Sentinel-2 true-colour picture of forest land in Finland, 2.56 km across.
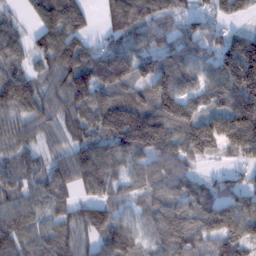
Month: February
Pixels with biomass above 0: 91%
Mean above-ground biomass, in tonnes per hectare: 104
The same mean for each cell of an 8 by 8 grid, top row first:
33 132 100 93 108 73 71 46
72 122 104 78 91 101 93 162
120 70 157 131 96 133 105 200
110 94 116 187 148 179 106 183
83 59 100 133 183 123 149 142
88 91 107 98 60 102 33 43
80 64 69 77 57 109 110 89
109 94 73 117 51 133 96 114
